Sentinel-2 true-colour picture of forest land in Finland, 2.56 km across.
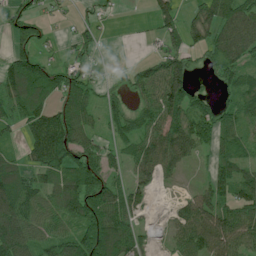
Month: July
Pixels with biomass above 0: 74%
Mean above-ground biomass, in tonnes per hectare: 63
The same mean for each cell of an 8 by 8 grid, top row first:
76 25 12 9 5 71 73 97
77 20 26 1 3 48 50 92
100 91 64 9 65 128 9 59
66 77 86 51 73 91 70 62
27 126 84 37 59 105 44 49
80 61 85 48 41 29 29 53
110 58 81 93 31 31 83 76
139 67 101 115 44 48 118 89
